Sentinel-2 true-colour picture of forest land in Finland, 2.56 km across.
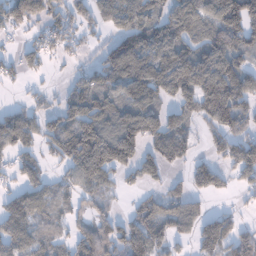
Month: January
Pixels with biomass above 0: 70%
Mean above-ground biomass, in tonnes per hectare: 91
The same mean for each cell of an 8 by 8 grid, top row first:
108 88 79 112 112 111 122 210
28 56 39 94 129 124 128 119
31 15 69 103 154 159 180 123
52 58 140 98 126 73 135 100
84 61 201 204 127 93 43 109
50 43 115 79 61 27 84 61
85 69 41 29 59 78 35 24
92 56 85 90 105 53 132 95
